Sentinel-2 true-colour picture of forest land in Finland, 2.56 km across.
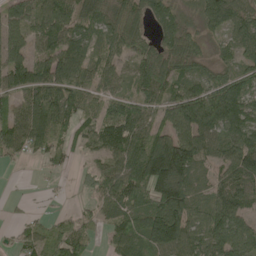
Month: May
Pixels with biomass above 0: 82%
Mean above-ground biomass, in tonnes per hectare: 89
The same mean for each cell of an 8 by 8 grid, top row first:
74 103 79 82 70 80 99 95
79 83 95 84 70 95 30 97
114 119 99 64 109 104 82 88
77 140 91 83 89 110 179 133
91 92 56 110 108 148 91 128
1 11 23 98 130 187 54 103
6 9 22 75 101 158 92 86
35 80 77 61 119 145 100 99
